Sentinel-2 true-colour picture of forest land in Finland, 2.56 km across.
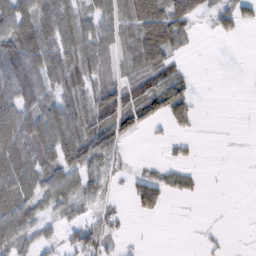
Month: February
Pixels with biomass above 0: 61%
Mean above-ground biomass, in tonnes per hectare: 49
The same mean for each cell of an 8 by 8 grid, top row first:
94 95 61 70 132 91 27 71
95 88 78 49 113 48 0 0
81 60 63 56 65 57 0 0
85 78 81 100 88 79 1 1
107 82 108 59 4 16 1 1
92 67 74 33 44 39 2 0
86 31 36 25 43 0 1 0
63 36 64 27 5 0 9 1
